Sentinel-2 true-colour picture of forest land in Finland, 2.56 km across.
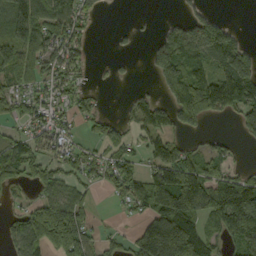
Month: September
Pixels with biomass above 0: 61%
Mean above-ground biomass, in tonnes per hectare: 82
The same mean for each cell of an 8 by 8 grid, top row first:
120 134 90 1 3 16 48 0
109 106 72 9 11 129 130 90
66 75 43 14 3 128 143 175
47 74 46 14 91 106 100 104
85 84 35 68 54 67 31 19
69 69 60 75 80 168 107 68
32 107 76 11 56 212 129 210
85 137 112 27 143 261 101 129
